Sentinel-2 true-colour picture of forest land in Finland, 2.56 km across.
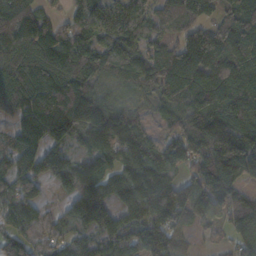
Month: October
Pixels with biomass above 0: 91%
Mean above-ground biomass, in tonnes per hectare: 151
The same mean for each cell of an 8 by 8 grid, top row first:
226 89 129 172 183 175 97 155
209 180 141 180 145 123 216 190
160 176 152 118 154 182 190 149
110 189 230 144 52 82 166 139
136 143 102 162 120 121 200 179
161 102 169 121 194 97 201 179
128 43 188 136 218 219 163 157
134 116 115 171 182 128 28 123
